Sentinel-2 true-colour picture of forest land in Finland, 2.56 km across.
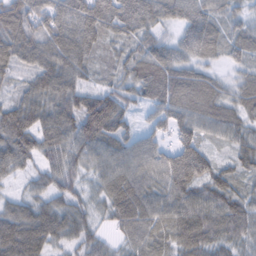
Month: February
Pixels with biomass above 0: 95%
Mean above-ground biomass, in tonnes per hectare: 72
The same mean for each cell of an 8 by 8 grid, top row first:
110 99 118 114 111 75 91 46
94 96 92 49 69 79 78 57
38 84 48 44 89 79 54 41
84 65 102 123 29 84 73 56
94 59 79 68 53 74 38 58
35 56 50 78 80 128 80 49
54 62 52 68 88 77 80 71
105 74 53 27 71 69 75 57
